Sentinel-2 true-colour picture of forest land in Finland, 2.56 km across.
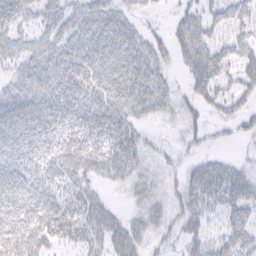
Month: February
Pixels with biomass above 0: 75%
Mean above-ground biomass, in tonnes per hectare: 33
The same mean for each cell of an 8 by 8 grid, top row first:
40 33 31 35 12 15 27 33
30 34 38 47 37 30 45 38
27 46 48 51 48 10 50 34
58 48 43 52 31 21 16 23
55 42 45 43 20 9 10 6
46 40 35 24 22 12 39 28
50 56 41 15 23 19 27 41
57 38 27 34 22 15 24 42
